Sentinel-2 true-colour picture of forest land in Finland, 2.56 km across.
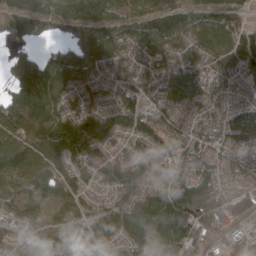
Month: April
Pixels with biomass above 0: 90%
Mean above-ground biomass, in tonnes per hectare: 98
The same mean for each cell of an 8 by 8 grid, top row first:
123 107 109 78 111 123 93 58
48 33 101 119 112 113 97 116
93 139 108 92 101 115 105 48
150 141 111 122 112 91 103 101
104 119 130 69 92 108 105 99
69 104 63 81 90 115 107 114
52 49 57 91 140 228 112 39
22 52 86 91 128 138 59 88
